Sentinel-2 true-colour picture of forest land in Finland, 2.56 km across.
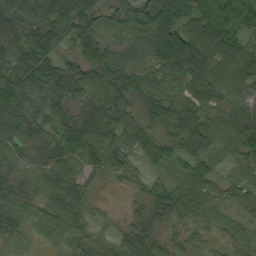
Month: September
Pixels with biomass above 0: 91%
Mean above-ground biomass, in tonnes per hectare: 54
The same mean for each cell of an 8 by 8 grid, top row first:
75 66 89 35 78 141 89 74
52 64 51 38 53 150 102 37
64 71 54 68 65 65 67 63
60 52 42 74 54 86 55 66
43 48 74 59 59 56 49 66
50 58 33 35 23 25 46 52
54 40 35 3 30 66 39 29
24 14 23 23 46 26 24 17
